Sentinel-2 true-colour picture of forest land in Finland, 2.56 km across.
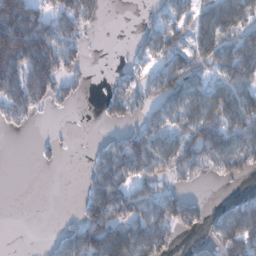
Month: January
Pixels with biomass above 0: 56%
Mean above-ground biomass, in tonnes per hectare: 69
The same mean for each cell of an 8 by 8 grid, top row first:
171 90 95 0 14 56 76 97
195 152 47 1 39 67 91 112
112 146 23 22 44 106 56 110
65 18 2 36 48 86 93 121
0 14 0 53 123 84 137 97
0 0 9 125 72 61 33 48
0 0 32 160 98 106 24 78
0 8 119 200 135 40 38 126
